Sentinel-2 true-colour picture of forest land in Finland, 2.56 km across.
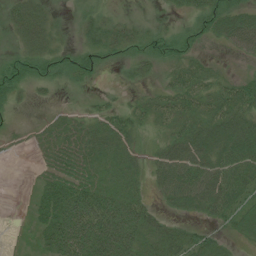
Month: July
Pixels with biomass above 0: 70%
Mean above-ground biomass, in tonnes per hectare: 34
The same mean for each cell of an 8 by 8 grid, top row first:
35 25 12 13 5 13 46 45
14 30 22 34 26 34 9 35
37 24 18 1 13 33 32 26
11 7 11 26 28 52 47 51
7 23 40 43 15 48 51 58
1 24 41 31 23 63 61 60
0 55 85 73 44 23 38 47
2 48 91 105 52 52 35 17
